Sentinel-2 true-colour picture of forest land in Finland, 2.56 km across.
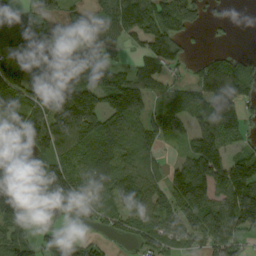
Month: September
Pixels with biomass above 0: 76%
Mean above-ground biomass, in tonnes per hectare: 89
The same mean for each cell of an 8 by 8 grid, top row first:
42 71 51 92 135 114 40 0
69 62 67 53 67 80 13 6
123 81 126 124 87 23 96 128
100 149 218 119 71 52 110 118
97 126 99 87 61 18 144 49
91 129 94 94 60 83 150 170
132 44 89 68 85 87 142 205
79 63 58 23 61 85 126 96
